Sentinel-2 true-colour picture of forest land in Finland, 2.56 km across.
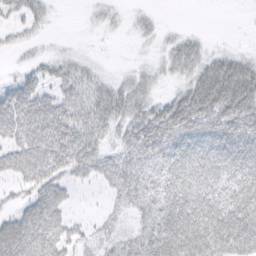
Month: March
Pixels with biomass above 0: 69%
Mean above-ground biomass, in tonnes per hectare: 38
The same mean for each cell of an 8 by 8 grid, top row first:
24 17 2 11 10 0 0 0
11 5 3 1 5 25 13 5
19 28 33 14 21 17 60 66
62 66 36 51 38 69 82 74
45 68 57 20 60 48 59 63
36 54 25 40 41 56 66 64
18 59 4 13 37 62 71 71
59 53 22 22 45 77 80 73
